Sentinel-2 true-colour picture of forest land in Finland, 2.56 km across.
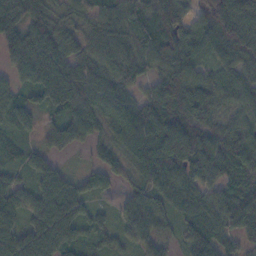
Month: November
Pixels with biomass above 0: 92%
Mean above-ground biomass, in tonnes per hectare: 70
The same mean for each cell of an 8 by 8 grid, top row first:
82 69 50 66 63 80 91 126
70 86 32 84 68 84 74 107
44 108 92 74 54 90 65 71
60 44 78 71 89 97 76 60
37 36 37 35 104 110 87 91
30 59 29 23 74 94 78 78
68 100 60 24 64 55 92 98
83 116 50 40 55 30 90 58
